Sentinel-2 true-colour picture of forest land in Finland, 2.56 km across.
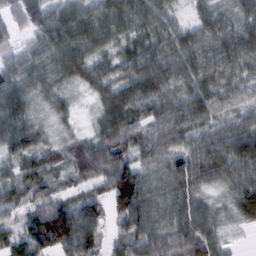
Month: February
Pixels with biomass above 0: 95%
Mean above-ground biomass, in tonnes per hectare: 71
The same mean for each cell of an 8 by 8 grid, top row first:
62 88 77 78 67 33 53 54
44 83 78 46 62 70 73 87
76 51 48 72 84 71 68 53
94 28 10 82 72 85 66 48
81 42 51 96 74 85 84 103
55 50 60 110 70 89 62 90
51 111 86 65 98 71 45 64
72 147 135 43 105 107 87 10
